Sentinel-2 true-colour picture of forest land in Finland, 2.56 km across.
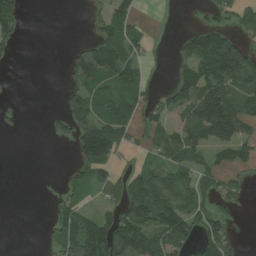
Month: July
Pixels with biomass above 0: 49%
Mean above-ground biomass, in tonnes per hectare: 53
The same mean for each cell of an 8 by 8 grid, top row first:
49 0 1 57 11 0 26 54
21 0 30 105 31 20 158 98
0 0 62 83 35 44 116 98
6 8 73 97 51 53 140 97
0 5 99 107 23 72 69 77
0 4 31 45 76 73 43 27
0 9 47 44 139 127 50 20
0 18 140 143 114 94 75 23
